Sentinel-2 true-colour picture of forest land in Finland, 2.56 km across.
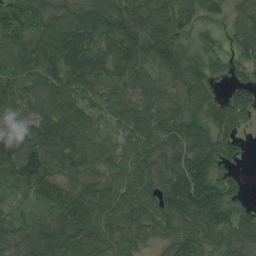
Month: August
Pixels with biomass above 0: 91%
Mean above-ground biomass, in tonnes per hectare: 90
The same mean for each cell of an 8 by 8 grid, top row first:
110 100 100 116 79 76 43 50
113 94 148 100 106 87 52 53
101 106 122 71 68 75 71 43
83 118 104 61 83 97 70 83
104 129 113 70 90 96 106 37
114 107 79 82 96 124 104 33
38 56 131 106 110 133 120 69
78 131 110 99 69 91 86 87
